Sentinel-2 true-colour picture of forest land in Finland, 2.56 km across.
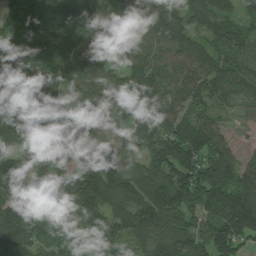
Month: July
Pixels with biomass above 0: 95%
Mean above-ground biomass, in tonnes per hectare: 111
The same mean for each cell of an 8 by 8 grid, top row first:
71 96 87 128 154 109 138 69
101 91 104 123 107 109 89 85
96 84 121 103 125 86 111 88
190 85 97 99 134 108 74 32
130 124 109 39 81 157 124 24
93 106 170 121 105 148 176 124
168 81 165 103 134 133 123 180
168 72 45 119 90 117 131 143
